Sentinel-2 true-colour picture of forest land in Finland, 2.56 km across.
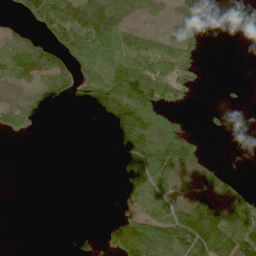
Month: June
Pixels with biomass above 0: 57%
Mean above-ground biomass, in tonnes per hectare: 65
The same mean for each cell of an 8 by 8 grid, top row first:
29 99 69 50 12 40 24 0
48 70 86 61 43 57 5 2
31 64 60 75 111 66 3 3
48 55 159 156 117 23 10 1
1 60 288 226 129 97 5 12
0 4 119 161 144 95 85 6
0 0 0 6 45 103 144 81
0 0 36 69 145 119 180 132
